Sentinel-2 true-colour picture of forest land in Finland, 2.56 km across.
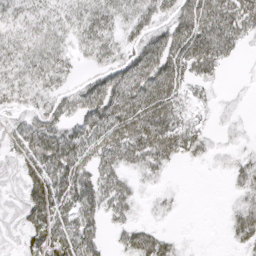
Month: April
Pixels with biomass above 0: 77%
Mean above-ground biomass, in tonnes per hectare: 38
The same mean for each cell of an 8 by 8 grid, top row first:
32 35 41 43 39 51 73 61
37 41 26 35 54 64 69 22
35 38 21 57 69 56 26 2
24 42 46 67 72 41 8 5
33 67 54 63 66 52 20 7
22 64 52 43 23 2 2 29
19 69 54 40 8 8 0 28
14 66 62 11 49 15 1 32
